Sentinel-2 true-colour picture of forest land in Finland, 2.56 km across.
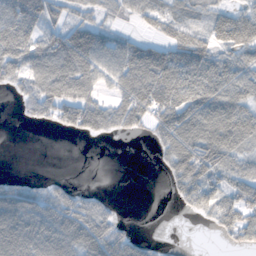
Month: November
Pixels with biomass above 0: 66%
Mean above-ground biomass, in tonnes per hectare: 53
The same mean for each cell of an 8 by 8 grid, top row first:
77 50 25 22 36 39 34 63
90 79 95 64 67 74 64 79
46 103 96 52 120 85 76 62
5 53 101 67 86 97 94 76
0 0 0 1 2 82 108 60
12 9 0 0 0 55 74 54
80 66 62 17 0 8 50 92
79 80 78 76 18 0 0 47
